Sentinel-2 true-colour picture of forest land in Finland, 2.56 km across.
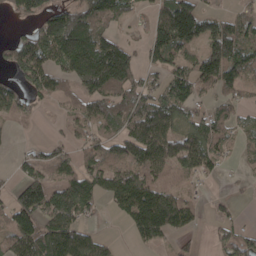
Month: April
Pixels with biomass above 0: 68%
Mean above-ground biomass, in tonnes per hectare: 92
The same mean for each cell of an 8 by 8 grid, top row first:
49 99 126 91 36 194 71 59
82 143 207 144 76 155 107 125
52 94 125 190 81 105 93 78
57 7 58 104 168 120 69 38
8 47 53 78 188 130 106 48
39 75 108 123 118 69 50 14
122 152 133 38 195 142 14 9
106 166 122 21 63 34 13 88
